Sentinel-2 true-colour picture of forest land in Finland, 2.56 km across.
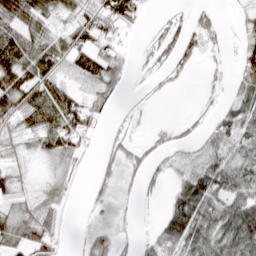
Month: March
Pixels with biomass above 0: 64%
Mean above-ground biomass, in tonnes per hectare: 39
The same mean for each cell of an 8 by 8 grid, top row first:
77 40 42 65 19 15 20 14
82 55 56 25 13 45 20 20
70 62 46 45 8 11 8 36
63 75 63 11 4 0 16 60
28 57 36 27 21 33 44 64
27 20 14 25 31 32 85 77
28 45 2 18 5 62 88 71
46 45 10 37 20 76 71 90
